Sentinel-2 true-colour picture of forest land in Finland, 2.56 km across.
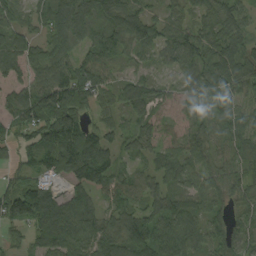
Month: September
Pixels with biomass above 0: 89%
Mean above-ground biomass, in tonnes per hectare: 75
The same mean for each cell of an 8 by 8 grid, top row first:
62 82 106 121 85 44 74 70
81 71 70 84 67 95 87 87
46 92 112 46 46 42 80 108
89 156 103 47 54 26 54 44
53 131 102 14 52 44 67 53
40 67 34 45 50 76 64 53
153 154 105 51 61 88 67 48
27 115 106 93 105 100 65 56
